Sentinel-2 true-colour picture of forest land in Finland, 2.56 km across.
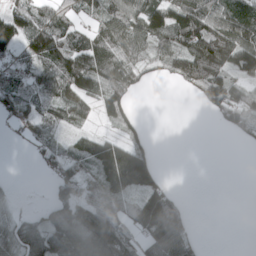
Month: April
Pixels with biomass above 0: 64%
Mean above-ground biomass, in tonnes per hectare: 69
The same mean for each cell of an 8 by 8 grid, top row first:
89 67 44 90 117 114 104 89
92 142 97 123 79 106 187 132
77 85 120 126 41 47 138 71
66 62 44 82 6 0 33 109
6 48 46 91 53 0 0 9
3 32 85 130 140 1 0 0
16 56 108 69 108 67 0 0
66 88 132 102 65 120 3 0
